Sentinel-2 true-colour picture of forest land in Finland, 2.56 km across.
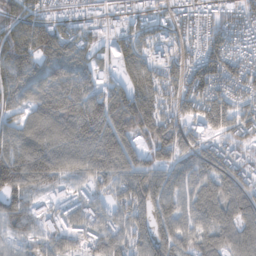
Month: November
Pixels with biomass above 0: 87%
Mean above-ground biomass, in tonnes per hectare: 103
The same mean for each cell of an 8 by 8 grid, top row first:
98 82 57 50 67 57 70 113
157 148 108 86 96 87 119 89
118 107 103 62 121 96 135 114
73 127 157 172 178 93 145 101
113 128 129 149 76 131 67 77
159 128 76 108 120 77 95 94
111 40 87 79 135 91 99 113
64 78 66 100 118 104 81 103
